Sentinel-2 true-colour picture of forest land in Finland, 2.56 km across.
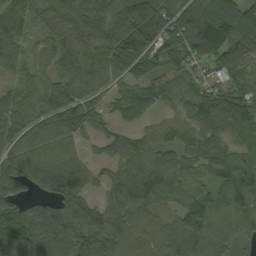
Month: September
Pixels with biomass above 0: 92%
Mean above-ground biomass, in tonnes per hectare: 95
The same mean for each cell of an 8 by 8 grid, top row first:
88 72 82 94 173 117 149 132
71 73 75 103 125 112 161 142
60 74 75 44 89 60 64 76
78 109 121 55 80 50 144 141
77 100 53 52 56 65 94 60
118 150 103 60 101 83 76 128
111 82 95 94 98 67 114 107
161 124 127 98 92 86 100 61
